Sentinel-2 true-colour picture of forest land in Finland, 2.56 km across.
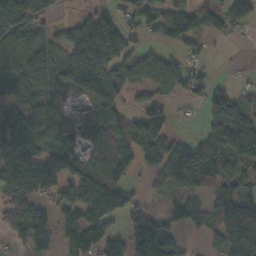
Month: October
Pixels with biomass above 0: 72%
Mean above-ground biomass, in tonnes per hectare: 86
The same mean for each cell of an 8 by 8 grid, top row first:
119 65 32 57 70 79 79 51
105 79 186 133 27 37 15 3
97 91 146 141 51 63 40 8
73 83 24 76 73 19 55 82
159 98 57 98 92 74 89 136
136 80 98 94 28 192 134 87
83 54 138 126 51 67 94 211
55 80 131 84 128 41 32 202
